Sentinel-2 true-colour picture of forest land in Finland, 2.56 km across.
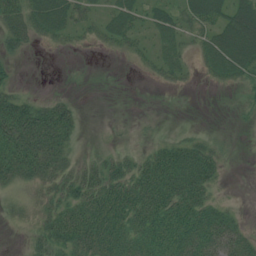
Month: July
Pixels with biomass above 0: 64%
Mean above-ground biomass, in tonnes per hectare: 32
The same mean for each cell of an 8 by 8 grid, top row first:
39 51 27 29 25 35 54 68
18 7 7 15 14 27 37 83
14 0 0 0 3 15 10 27
83 55 19 0 1 0 0 5
87 81 15 8 9 30 28 2
45 50 38 45 52 65 53 0
19 35 49 58 59 63 46 7
2 45 51 44 40 51 63 48
